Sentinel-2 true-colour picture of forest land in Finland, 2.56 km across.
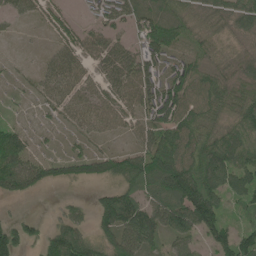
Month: June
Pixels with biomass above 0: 84%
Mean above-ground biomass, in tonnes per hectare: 73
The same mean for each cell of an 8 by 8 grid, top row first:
30 52 19 67 79 70 57 71
3 22 74 72 84 56 45 22
15 62 70 62 95 86 89 55
10 30 79 75 89 108 93 94
95 14 29 19 71 141 111 110
124 59 55 76 118 193 131 92
4 4 28 139 91 124 152 34
102 81 107 85 95 72 56 94
